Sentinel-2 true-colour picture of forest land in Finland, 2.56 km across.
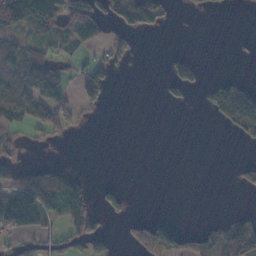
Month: November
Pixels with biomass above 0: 32%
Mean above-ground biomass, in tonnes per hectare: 34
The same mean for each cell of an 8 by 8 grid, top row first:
117 124 84 55 96 4 2 0
57 39 31 26 1 4 0 2
90 88 38 22 0 72 15 21
61 77 18 0 0 1 15 110
17 10 0 0 0 0 0 6
36 53 17 0 0 0 0 22
171 67 60 36 0 0 0 2
27 46 61 22 50 50 42 85
